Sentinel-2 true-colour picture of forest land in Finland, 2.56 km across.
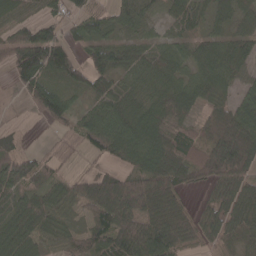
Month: April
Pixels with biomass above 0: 85%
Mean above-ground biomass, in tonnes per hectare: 73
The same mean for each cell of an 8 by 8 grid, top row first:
46 44 48 53 52 57 54 55
98 133 36 72 60 51 66 74
45 61 56 66 59 62 77 50
6 67 33 81 84 92 62 108
32 17 42 86 106 80 94 159
105 52 44 63 92 95 92 110
90 72 54 151 120 89 67 100
86 52 49 97 145 111 56 76
